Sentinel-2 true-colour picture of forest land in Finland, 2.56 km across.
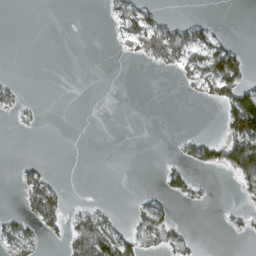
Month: March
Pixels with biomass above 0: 25%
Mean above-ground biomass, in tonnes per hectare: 23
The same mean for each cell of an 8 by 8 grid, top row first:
0 0 0 28 51 9 4 0
0 0 0 3 66 84 66 18
5 0 0 0 0 13 80 67
17 0 0 0 0 0 0 130
0 0 0 0 0 8 44 101
12 22 0 0 0 28 4 70
7 84 14 8 26 12 5 9
48 12 114 81 52 44 0 4
